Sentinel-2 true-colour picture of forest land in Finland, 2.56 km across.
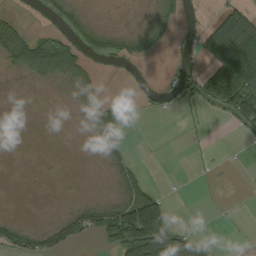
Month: September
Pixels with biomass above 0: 34%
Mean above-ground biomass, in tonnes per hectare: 26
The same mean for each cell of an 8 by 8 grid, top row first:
9 16 22 0 5 36 9 64
57 98 37 34 44 8 53 117
4 31 42 0 0 23 28 89
0 0 17 62 6 2 5 67
0 0 0 36 1 0 0 2
0 0 1 16 12 0 0 0
0 0 28 53 109 5 0 0
41 36 26 60 147 86 14 0
